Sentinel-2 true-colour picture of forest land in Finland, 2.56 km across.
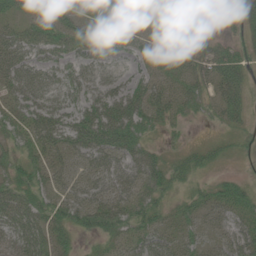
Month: June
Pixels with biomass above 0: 77%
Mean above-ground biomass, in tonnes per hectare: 38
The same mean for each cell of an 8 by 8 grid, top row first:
35 33 29 47 18 43 16 18
53 44 40 40 35 41 32 16
49 32 42 36 34 48 45 42
32 53 54 75 56 32 19 33
28 51 58 73 38 7 16 10
37 34 34 51 54 31 12 15
51 40 59 56 46 26 39 46
38 43 15 31 45 36 25 50
